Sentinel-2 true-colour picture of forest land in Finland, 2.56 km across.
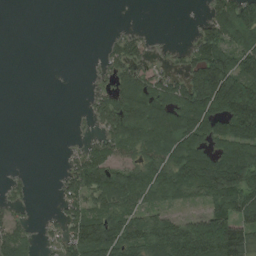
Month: August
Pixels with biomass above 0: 58%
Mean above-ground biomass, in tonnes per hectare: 68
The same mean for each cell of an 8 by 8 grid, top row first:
0 0 0 0 0 0 50 145
0 0 0 39 45 14 116 120
0 0 0 46 76 49 181 136
0 0 6 106 127 111 114 184
0 0 21 89 111 125 88 127
11 1 99 99 100 116 160 151
30 3 76 79 71 35 69 109
87 23 115 119 111 158 197 141
